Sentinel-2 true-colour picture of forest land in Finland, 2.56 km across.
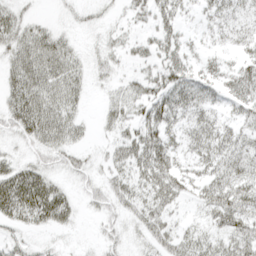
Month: April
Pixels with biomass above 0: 67%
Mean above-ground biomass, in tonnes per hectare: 33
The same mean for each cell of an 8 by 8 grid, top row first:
26 4 11 10 23 37 30 32
39 52 12 22 20 44 19 25
37 51 26 17 31 55 36 48
47 54 19 24 38 58 35 28
15 44 21 21 64 37 48 41
47 35 21 27 49 49 43 54
57 73 17 26 38 22 43 58
19 7 3 18 19 33 30 44
